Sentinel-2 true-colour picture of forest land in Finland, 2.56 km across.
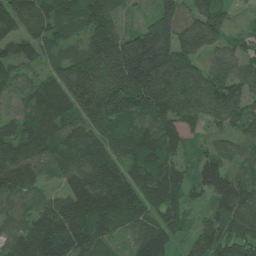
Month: June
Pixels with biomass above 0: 96%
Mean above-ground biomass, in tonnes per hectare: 114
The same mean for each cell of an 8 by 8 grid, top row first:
142 105 112 91 36 115 110 10
96 83 79 193 230 172 88 73
69 79 138 127 214 165 118 109
58 141 102 138 109 128 107 143
112 122 139 106 132 90 47 67
131 50 160 144 147 106 119 69
52 81 160 149 115 92 58 180
101 183 139 68 114 59 124 194
